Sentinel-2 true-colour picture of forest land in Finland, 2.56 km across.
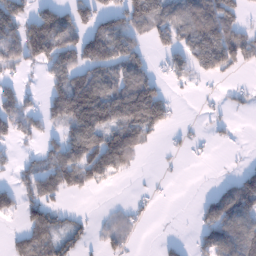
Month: January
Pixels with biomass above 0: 53%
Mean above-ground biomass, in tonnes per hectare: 68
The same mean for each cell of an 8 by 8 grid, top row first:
101 101 74 79 126 98 139 54
94 162 142 151 42 77 188 115
32 58 92 92 98 34 33 8
91 76 198 150 182 22 8 14
36 38 123 117 48 9 12 5
35 82 92 57 2 2 0 17
46 89 10 10 15 0 50 114
31 84 47 45 3 10 70 129
